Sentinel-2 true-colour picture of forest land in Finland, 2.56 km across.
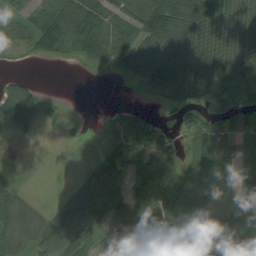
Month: August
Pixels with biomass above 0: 75%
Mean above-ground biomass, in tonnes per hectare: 58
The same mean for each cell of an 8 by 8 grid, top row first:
37 90 105 69 90 91 77 50
17 49 58 85 61 90 60 58
39 0 0 2 27 82 74 86
146 15 0 21 31 33 35 61
5 1 8 44 109 36 87 47
11 2 31 78 82 88 79 60
78 28 134 106 82 76 49 75
67 85 98 68 69 51 47 106
